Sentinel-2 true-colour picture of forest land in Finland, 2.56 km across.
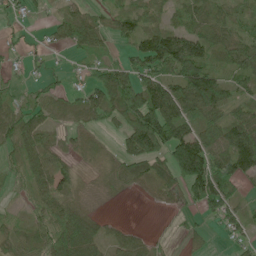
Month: June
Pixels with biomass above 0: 72%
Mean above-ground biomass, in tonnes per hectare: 50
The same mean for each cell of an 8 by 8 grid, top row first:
12 15 46 43 37 25 44 31
12 19 54 22 76 121 64 57
14 22 12 101 75 97 107 45
47 49 50 66 127 117 75 38
48 39 32 14 115 108 78 106
19 68 21 34 52 71 128 73
5 57 39 2 3 13 55 36
30 50 84 37 30 5 15 21
